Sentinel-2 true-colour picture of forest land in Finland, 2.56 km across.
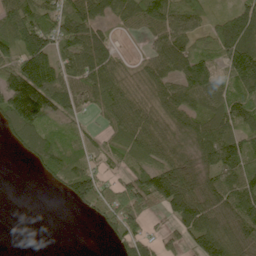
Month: June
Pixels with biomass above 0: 77%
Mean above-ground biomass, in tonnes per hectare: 74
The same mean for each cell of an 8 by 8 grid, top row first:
107 75 115 61 99 96 47 89
98 105 117 56 17 96 58 143
129 130 83 90 58 77 85 102
152 98 46 76 77 78 78 74
36 60 29 51 92 65 99 78
0 32 95 26 99 122 59 88
0 0 40 77 68 95 91 104
0 0 0 38 70 51 143 91
